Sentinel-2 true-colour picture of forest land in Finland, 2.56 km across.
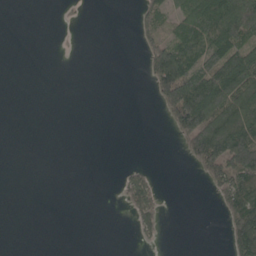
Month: May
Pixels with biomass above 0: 28%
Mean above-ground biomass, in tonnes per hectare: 41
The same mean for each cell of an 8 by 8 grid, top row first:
0 0 1 0 42 53 115 218
0 0 0 0 35 93 115 82
0 0 0 0 13 194 149 149
0 0 0 0 0 113 194 161
0 0 0 0 0 16 178 156
0 0 0 1 29 0 58 132
0 0 0 1 65 0 1 132
0 0 0 0 13 0 0 96
